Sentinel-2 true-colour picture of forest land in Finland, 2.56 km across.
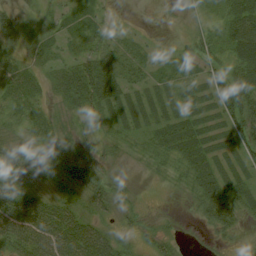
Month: August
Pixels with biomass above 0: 76%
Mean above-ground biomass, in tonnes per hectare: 25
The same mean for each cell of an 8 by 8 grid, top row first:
22 13 19 8 1 4 17 52
17 15 17 27 13 10 32 49
22 16 41 34 18 19 29 57
20 11 27 19 16 15 17 65
23 23 14 12 14 34 20 31
29 25 38 18 3 12 35 17
52 42 25 26 10 3 40 31
48 63 69 36 13 11 10 7
